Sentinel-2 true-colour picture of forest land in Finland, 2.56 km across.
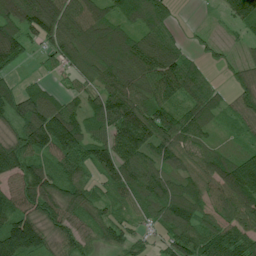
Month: July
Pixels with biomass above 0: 88%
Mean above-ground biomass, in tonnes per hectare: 91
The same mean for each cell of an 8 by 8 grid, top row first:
116 159 109 67 83 38 7 124
111 63 109 128 101 58 29 26
40 17 49 110 92 128 39 58
106 114 74 167 144 97 83 66
107 127 121 130 125 115 58 32
104 99 55 87 98 69 84 165
99 113 87 55 63 125 67 118
211 83 69 69 49 104 102 98
